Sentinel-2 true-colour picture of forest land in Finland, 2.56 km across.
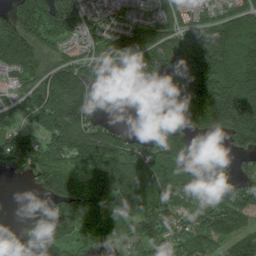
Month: July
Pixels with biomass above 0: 81%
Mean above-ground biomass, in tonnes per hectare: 124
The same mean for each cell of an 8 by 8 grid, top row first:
135 198 175 99 96 132 98 116
184 117 77 134 177 196 242 155
72 146 155 161 124 161 240 209
74 193 192 9 0 75 218 240
146 113 171 122 59 105 17 92
19 131 99 145 103 88 101 91
0 70 115 91 104 139 114 131
120 156 93 82 145 114 111 139
